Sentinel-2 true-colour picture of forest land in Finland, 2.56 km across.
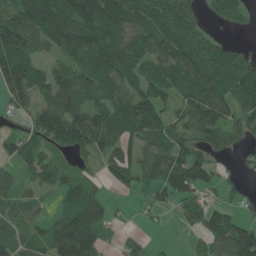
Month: June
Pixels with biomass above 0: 78%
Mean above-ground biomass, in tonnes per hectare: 77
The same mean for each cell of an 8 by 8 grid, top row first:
93 162 169 156 96 99 33 38
134 58 157 156 106 103 88 31
97 65 92 109 100 87 104 112
35 75 84 80 119 55 132 89
50 57 83 65 76 67 67 31
41 54 45 54 66 122 67 16
66 22 97 19 16 32 54 28
64 75 147 22 19 2 56 149
